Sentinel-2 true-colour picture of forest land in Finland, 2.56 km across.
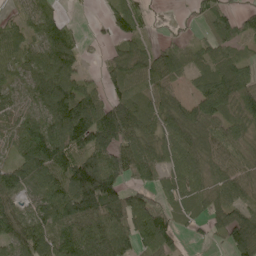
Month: June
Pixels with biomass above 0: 82%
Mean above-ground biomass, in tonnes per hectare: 82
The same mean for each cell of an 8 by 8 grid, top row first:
24 57 3 47 35 5 47 47
67 118 47 23 42 48 51 34
39 122 80 53 84 51 86 106
55 111 147 107 84 93 142 92
56 145 95 111 89 105 89 58
96 90 179 110 70 82 72 73
60 91 154 174 138 42 60 87
84 103 127 163 98 47 18 106
